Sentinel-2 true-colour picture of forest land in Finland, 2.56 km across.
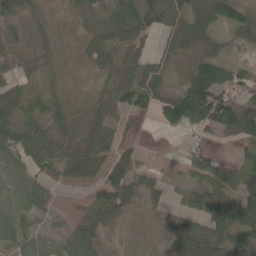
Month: May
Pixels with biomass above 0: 80%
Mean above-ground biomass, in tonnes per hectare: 50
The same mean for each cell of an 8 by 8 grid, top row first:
58 19 33 48 60 74 69 56
46 29 15 60 36 41 31 22
41 22 4 61 92 24 131 54
55 53 18 52 31 102 149 149
72 44 45 72 13 2 23 45
53 39 45 91 39 15 66 69
42 29 28 74 21 17 72 72
35 39 65 11 11 51 108 47
